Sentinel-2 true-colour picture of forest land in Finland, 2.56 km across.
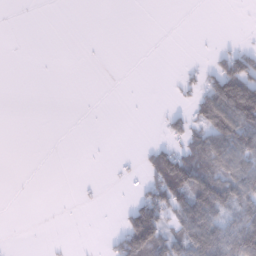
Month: January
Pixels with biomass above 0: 27%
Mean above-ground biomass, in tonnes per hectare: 31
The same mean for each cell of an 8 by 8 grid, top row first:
0 0 0 0 0 0 0 1
0 0 1 0 0 0 3 26
0 0 0 0 0 13 50 152
0 0 0 0 0 22 97 170
0 0 0 0 9 43 88 126
0 0 1 3 31 131 84 92
0 0 3 0 108 82 119 80
0 2 0 24 131 54 111 107
